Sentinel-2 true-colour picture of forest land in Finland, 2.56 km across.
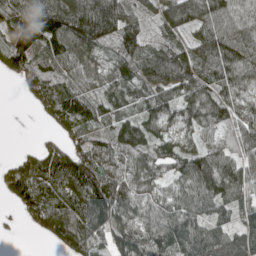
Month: May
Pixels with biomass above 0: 88%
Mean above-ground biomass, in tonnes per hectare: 91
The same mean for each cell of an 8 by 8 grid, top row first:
105 144 147 126 51 105 110 87
105 105 102 59 68 82 106 110
44 112 75 84 94 108 96 97
0 69 142 86 87 96 88 80
4 30 82 95 108 94 63 83
80 120 142 108 80 68 134 94
32 127 131 136 81 96 86 84
3 40 120 86 121 122 124 112
